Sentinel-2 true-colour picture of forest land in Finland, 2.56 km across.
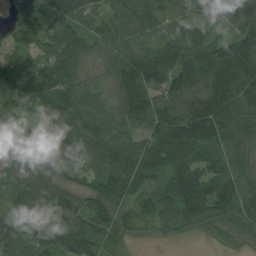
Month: August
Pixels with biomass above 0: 95%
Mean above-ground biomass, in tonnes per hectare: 92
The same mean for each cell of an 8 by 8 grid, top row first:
43 96 91 65 95 71 40 95
100 92 135 70 66 95 96 121
110 134 86 58 141 116 124 146
69 110 91 61 114 116 162 116
104 108 95 90 86 165 126 76
41 59 51 116 98 114 98 82
76 88 102 101 65 131 110 88
93 105 156 72 11 20 12 20
